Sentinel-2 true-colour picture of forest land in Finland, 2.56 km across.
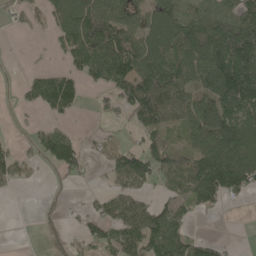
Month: May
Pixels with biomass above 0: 62%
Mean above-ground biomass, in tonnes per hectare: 82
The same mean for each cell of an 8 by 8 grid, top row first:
40 50 125 108 77 111 111 125
1 17 134 139 114 147 173 190
8 102 62 105 130 130 132 204
13 50 21 45 132 105 143 136
18 112 53 42 70 88 122 166
60 7 33 60 96 117 169 156
0 11 22 74 75 62 48 8
0 27 39 72 121 117 48 3
